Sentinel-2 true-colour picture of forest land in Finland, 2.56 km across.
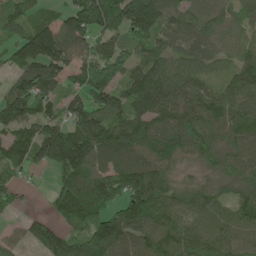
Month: May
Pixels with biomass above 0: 88%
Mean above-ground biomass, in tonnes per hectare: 122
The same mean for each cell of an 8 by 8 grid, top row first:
96 67 143 180 177 93 55 55
89 186 99 118 92 79 77 88
81 142 105 124 149 117 90 134
148 92 138 130 105 126 157 133
144 228 223 159 138 143 137 120
75 34 169 162 154 50 53 128
32 53 200 134 190 126 135 116
41 155 153 182 124 157 131 99
